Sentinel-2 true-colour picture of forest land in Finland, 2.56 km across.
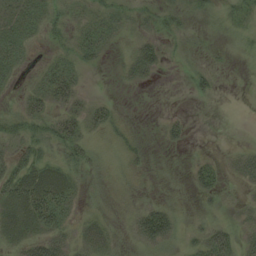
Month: August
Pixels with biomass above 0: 55%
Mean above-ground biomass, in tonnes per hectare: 16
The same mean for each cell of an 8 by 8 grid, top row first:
23 18 13 22 18 19 14 22
23 7 23 8 32 4 5 8
9 23 12 1 15 1 12 0
13 19 17 13 0 4 0 0
25 25 26 10 8 10 1 5
36 41 17 12 8 4 31 18
31 38 12 7 26 13 8 13
24 37 20 15 33 21 47 34
